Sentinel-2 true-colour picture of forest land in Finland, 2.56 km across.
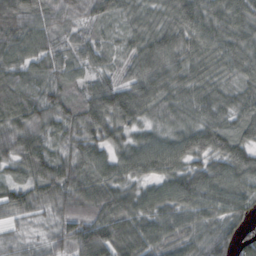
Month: October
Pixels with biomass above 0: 97%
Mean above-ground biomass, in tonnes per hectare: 66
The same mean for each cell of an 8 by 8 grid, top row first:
93 59 46 56 47 73 72 71
76 52 43 34 66 77 69 65
64 59 41 40 75 63 60 54
64 79 78 106 60 54 61 61
71 67 75 61 62 68 81 72
44 92 78 68 63 74 84 89
67 46 69 88 71 74 70 65
27 38 80 96 75 66 66 51
